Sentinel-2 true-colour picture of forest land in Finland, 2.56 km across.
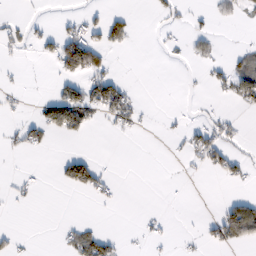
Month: February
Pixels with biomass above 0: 19%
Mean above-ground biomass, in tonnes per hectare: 18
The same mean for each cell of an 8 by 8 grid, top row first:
5 2 14 25 0 17 11 16
15 20 105 27 0 7 19 6
4 1 51 48 0 0 14 54
9 55 78 53 10 3 9 11
18 16 3 0 0 5 54 12
5 1 72 10 0 1 9 22
3 0 0 4 1 0 0 65
12 0 49 20 9 6 20 56
